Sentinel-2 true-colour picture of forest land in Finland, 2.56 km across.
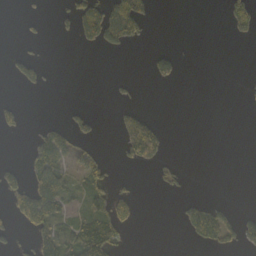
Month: October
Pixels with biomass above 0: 22%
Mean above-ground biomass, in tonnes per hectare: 21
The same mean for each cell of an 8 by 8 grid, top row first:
1 6 57 82 43 0 0 48
5 0 10 24 4 8 0 0
21 11 0 5 3 21 0 1
26 0 14 7 26 0 0 0
0 56 26 1 139 0 0 0
31 63 39 25 0 11 0 0
34 81 29 73 1 6 36 6
16 43 81 66 0 0 31 32
